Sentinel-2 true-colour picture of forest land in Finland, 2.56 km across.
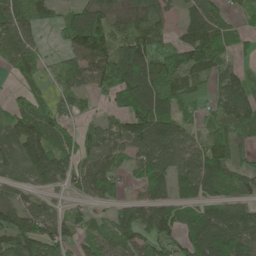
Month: May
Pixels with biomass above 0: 77%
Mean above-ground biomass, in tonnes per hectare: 69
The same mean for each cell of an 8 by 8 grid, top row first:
95 40 66 66 74 30 72 21
87 15 109 99 96 61 120 26
33 40 59 98 114 81 66 54
59 74 35 34 109 79 43 87
80 95 72 70 91 73 68 56
35 91 77 63 63 74 92 51
76 40 26 37 78 68 68 67
112 78 45 79 73 71 115 82
